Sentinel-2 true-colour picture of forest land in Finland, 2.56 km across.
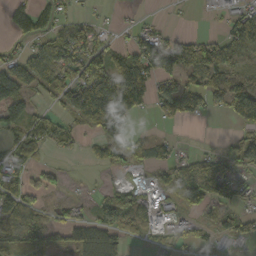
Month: October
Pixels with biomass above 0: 60%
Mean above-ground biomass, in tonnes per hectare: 56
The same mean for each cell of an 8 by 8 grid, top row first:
94 63 21 5 9 2 3 63
24 65 88 43 76 96 96 73
124 79 92 119 105 65 79 66
66 39 68 150 32 91 32 94
51 52 21 80 31 19 3 43
55 37 3 7 11 61 73 43
74 29 19 68 63 49 58 40
102 59 82 84 19 27 28 55
